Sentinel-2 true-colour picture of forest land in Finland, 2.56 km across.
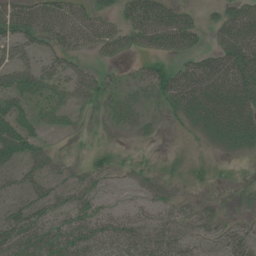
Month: July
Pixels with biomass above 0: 68%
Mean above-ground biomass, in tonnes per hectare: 29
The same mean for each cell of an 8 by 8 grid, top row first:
43 42 32 19 55 41 9 49
41 26 25 23 20 34 19 59
51 36 32 12 20 55 67 62
39 24 18 18 15 23 50 62
52 18 6 8 6 3 16 28
19 31 26 17 23 21 12 3
24 29 31 15 18 27 21 7
34 32 39 40 43 46 27 35
